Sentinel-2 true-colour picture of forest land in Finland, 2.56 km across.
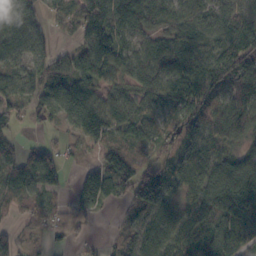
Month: October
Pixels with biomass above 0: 83%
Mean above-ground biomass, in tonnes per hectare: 83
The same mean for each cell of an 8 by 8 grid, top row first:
69 41 129 153 90 73 76 97
68 47 63 116 67 94 79 95
74 87 101 72 81 131 118 112
62 57 134 100 74 94 108 110
37 31 42 74 67 65 66 52
81 43 65 191 115 53 96 157
56 51 74 36 112 59 132 209
40 23 28 19 70 92 123 113
